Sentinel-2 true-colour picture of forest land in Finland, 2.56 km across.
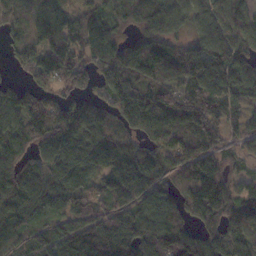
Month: November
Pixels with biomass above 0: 89%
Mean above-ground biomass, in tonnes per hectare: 106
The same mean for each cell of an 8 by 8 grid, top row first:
92 124 90 87 102 96 96 125
64 124 127 113 106 78 114 112
31 104 93 125 106 109 140 107
119 141 120 100 142 134 139 76
101 127 131 106 83 122 113 56
123 117 97 121 126 101 145 49
127 83 106 84 87 85 158 103
93 69 130 126 136 113 78 51
